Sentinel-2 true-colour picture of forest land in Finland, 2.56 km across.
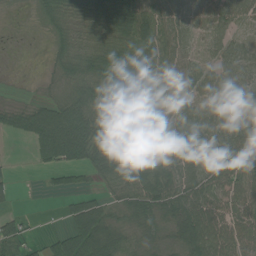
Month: July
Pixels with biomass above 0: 82%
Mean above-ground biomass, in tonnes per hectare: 59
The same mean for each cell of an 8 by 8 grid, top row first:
7 45 40 90 89 62 74 56
2 20 45 71 59 60 30 45
1 13 55 58 82 59 56 66
38 79 87 72 80 72 76 83
4 114 117 58 85 75 57 86
8 20 27 68 88 78 66 79
10 0 66 37 83 84 85 68
72 29 98 83 41 46 106 78
